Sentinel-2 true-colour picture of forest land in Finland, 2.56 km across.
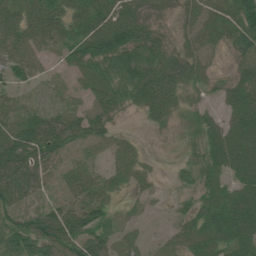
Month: July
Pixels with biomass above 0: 79%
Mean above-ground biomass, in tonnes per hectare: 46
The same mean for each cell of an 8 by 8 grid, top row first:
49 70 53 82 39 18 50 80
55 31 65 97 76 27 28 50
34 20 16 51 81 58 26 35
33 41 36 34 29 28 25 65
63 66 32 36 8 7 61 75
60 35 44 29 16 12 52 61
43 34 81 26 5 10 60 92
70 89 73 34 19 29 52 82
